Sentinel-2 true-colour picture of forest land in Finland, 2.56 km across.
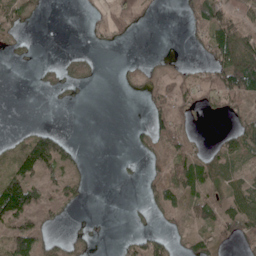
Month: May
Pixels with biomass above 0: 44%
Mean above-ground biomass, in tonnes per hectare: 29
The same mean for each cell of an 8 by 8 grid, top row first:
42 2 2 33 18 6 69 47
11 0 5 11 0 0 52 97
0 16 27 2 26 20 37 116
0 1 0 0 20 38 16 31
21 81 9 0 25 38 13 50
70 28 17 1 23 47 43 26
119 26 11 0 22 30 46 52
74 42 33 4 43 19 31 39
